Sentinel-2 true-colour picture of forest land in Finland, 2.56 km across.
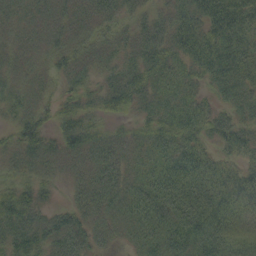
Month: September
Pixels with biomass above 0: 93%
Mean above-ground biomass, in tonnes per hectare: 46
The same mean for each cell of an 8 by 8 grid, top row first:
39 46 45 40 29 43 57 60
40 42 42 39 48 48 63 48
38 31 38 38 53 50 38 48
34 30 47 35 35 51 35 34
36 40 57 47 39 51 25 38
26 31 41 61 54 68 47 34
59 23 41 54 67 83 72 37
47 51 51 32 60 69 71 43
